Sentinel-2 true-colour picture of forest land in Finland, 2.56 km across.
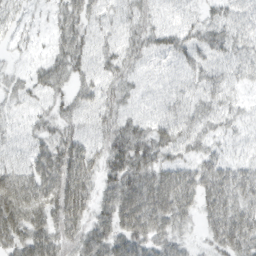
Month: March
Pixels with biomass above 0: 85%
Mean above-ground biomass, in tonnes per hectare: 47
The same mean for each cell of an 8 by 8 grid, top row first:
25 15 49 26 40 32 29 44
14 19 46 31 41 54 50 46
22 47 30 38 29 33 42 31
21 29 34 38 30 39 42 26
26 45 50 50 58 58 31 18
62 71 72 49 71 70 71 61
82 60 63 59 97 81 58 70
53 62 57 64 66 45 30 74
